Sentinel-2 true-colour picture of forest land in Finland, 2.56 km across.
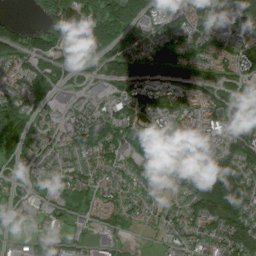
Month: July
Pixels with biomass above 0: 85%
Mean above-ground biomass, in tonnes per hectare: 88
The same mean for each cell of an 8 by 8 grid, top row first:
15 62 146 128 96 98 99 119
119 103 69 93 94 133 86 80
78 78 31 119 146 119 86 74
104 46 82 87 134 103 73 109
78 57 111 125 145 144 77 134
33 54 63 60 111 158 222 159
34 51 38 47 52 48 154 161
6 26 15 27 7 37 75 148
